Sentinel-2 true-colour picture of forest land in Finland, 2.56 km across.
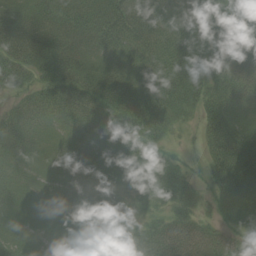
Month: August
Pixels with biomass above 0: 93%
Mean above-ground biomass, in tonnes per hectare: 53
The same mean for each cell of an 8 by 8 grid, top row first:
44 44 57 66 55 53 62 71
61 56 44 43 50 63 62 68
38 47 56 60 64 74 66 55
30 48 60 66 96 50 57 41
39 36 49 70 55 14 51 81
34 31 55 62 46 52 39 110
37 33 45 59 20 53 23 75
34 25 40 54 60 89 73 34
